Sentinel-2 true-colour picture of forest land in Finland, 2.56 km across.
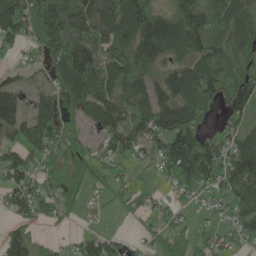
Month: May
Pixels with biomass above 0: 78%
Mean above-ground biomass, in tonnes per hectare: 92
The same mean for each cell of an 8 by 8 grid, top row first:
134 178 129 118 153 106 91 97
49 106 143 100 140 110 97 80
45 56 135 95 91 112 125 89
107 111 87 130 102 149 82 81
84 125 60 84 92 138 110 87
95 86 77 60 10 114 128 153
89 83 45 22 39 45 32 109
93 17 40 63 33 83 64 73
